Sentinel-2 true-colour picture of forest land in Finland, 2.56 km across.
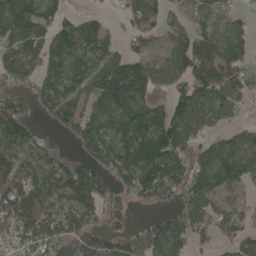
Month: May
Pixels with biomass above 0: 77%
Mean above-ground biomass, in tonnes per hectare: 89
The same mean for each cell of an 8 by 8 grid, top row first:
142 92 45 22 82 28 63 31
94 106 85 45 46 76 143 83
67 88 74 157 113 75 154 98
105 66 89 124 104 98 107 41
99 64 75 110 128 130 67 81
95 96 130 79 134 121 118 93
157 96 102 36 27 68 96 56
77 101 68 88 136 108 45 74
